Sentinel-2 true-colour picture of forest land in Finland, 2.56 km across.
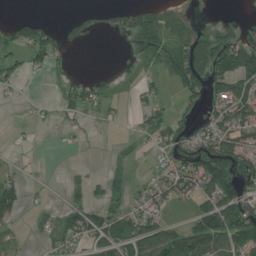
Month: June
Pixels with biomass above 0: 49%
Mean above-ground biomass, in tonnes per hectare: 55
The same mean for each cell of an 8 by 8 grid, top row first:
16 10 29 32 105 91 8 15
52 87 12 0 82 85 113 116
41 14 29 14 36 53 97 108
3 13 37 16 44 26 57 100
5 2 13 6 14 65 110 91
31 2 17 32 10 78 150 99
83 20 64 63 77 26 107 170
26 29 66 94 109 80 144 114
